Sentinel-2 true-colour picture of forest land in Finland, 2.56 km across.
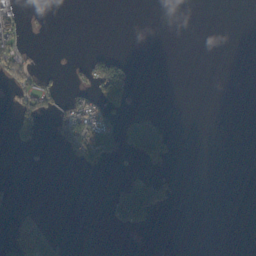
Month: October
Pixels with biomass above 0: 14%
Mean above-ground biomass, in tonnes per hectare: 17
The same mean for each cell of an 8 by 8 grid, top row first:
36 2 0 0 0 0 0 0
34 0 0 4 0 0 0 0
35 12 12 106 0 0 0 0
36 25 62 41 21 0 0 0
20 3 69 69 112 13 0 0
0 0 1 3 41 10 0 0
14 1 0 53 127 4 0 0
54 57 0 0 0 0 0 0
